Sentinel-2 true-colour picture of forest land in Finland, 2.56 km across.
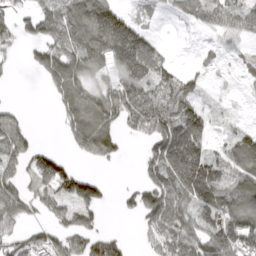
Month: April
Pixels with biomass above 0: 68%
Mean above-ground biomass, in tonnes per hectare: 93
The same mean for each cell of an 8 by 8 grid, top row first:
58 117 153 153 25 33 71 87
34 93 158 229 161 4 19 29
7 60 112 71 168 79 20 19
37 4 148 133 165 146 45 6
108 11 82 99 53 241 83 110
82 126 94 5 53 228 189 122
90 59 115 15 140 145 119 139
56 58 95 103 38 151 143 162
